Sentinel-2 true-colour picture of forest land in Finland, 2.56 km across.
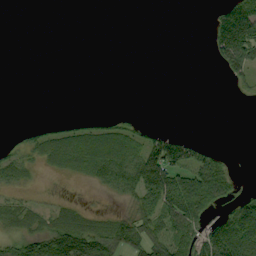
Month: September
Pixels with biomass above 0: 36%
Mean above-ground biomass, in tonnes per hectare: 26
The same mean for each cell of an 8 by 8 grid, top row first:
0 0 0 0 0 0 6 76
0 0 0 0 0 0 11 104
0 0 0 0 0 0 0 17
0 0 0 4 1 0 0 0
8 32 46 53 46 76 17 0
26 6 17 43 93 75 87 8
28 18 17 5 48 84 51 44
38 66 87 65 57 64 69 80
